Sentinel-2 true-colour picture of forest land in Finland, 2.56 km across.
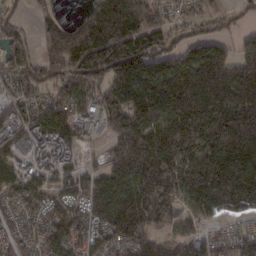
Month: February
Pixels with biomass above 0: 85%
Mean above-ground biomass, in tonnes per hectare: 169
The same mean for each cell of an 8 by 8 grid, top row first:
51 65 65 243 146 60 78 38
123 156 338 300 182 96 152 91
116 118 163 200 227 255 287 243
94 184 113 184 248 271 362 349
100 128 71 81 240 299 311 312
132 69 102 185 222 232 294 305
82 90 117 240 237 117 153 145
84 124 108 129 159 131 114 122
